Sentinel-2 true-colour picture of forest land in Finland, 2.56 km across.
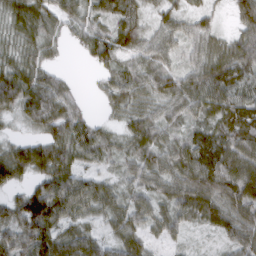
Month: March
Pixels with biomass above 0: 90%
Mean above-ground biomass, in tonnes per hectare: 59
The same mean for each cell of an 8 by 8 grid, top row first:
59 55 42 61 41 42 32 71
42 33 26 81 63 41 61 96
77 62 5 46 69 65 92 77
42 86 42 27 52 48 64 100
36 67 76 42 63 50 77 81
53 70 59 27 59 68 95 92
62 116 61 49 49 61 78 75
70 91 73 44 45 23 9 61
